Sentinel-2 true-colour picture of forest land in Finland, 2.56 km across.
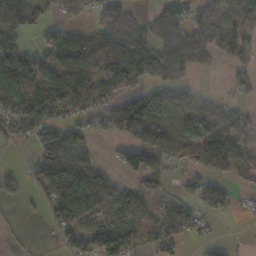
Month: November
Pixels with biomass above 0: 68%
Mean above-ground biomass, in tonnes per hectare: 71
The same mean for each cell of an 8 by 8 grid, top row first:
154 34 45 75 37 65 99 77
91 88 110 105 106 115 88 59
154 118 122 119 73 81 2 30
106 91 66 67 133 76 72 43
24 88 76 18 99 81 126 74
31 118 148 45 87 19 61 48
5 43 106 91 51 50 63 12
9 8 73 92 34 55 25 4
